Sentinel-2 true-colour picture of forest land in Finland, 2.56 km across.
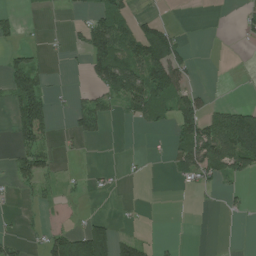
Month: July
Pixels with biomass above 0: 33%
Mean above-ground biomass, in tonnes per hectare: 40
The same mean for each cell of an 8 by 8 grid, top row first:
20 2 12 103 19 1 0 23
26 5 29 148 144 78 0 3
87 23 3 126 116 86 0 0
64 49 60 34 72 85 47 89
38 31 15 2 2 51 114 155
43 36 6 7 2 18 60 43
4 14 3 0 2 0 2 9
24 53 148 108 26 4 0 0
